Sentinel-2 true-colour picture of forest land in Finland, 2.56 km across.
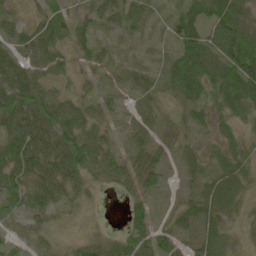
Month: May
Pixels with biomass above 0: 84%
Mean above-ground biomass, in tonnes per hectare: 44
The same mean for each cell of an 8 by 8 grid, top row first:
23 47 27 40 42 49 85 66
39 61 23 17 6 46 81 119
60 35 19 14 24 57 77 119
81 70 53 23 29 20 45 54
66 60 82 27 30 30 25 41
67 62 54 44 56 15 39 47
33 39 24 1 45 23 48 22
17 20 24 35 64 41 47 16
